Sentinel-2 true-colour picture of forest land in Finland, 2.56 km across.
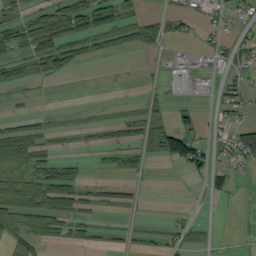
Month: September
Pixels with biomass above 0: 40%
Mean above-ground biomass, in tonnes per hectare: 27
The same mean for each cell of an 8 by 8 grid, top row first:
18 51 62 35 23 19 21 26
36 77 33 22 28 7 18 34
30 29 0 0 2 19 21 25
7 6 3 3 22 20 9 32
86 24 6 22 29 98 38 78
54 58 26 10 10 4 49 10
72 74 36 21 4 3 1 2
52 40 27 14 13 19 7 2
